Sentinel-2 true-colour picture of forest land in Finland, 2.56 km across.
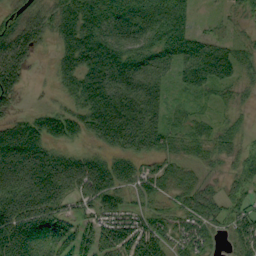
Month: September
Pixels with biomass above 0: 84%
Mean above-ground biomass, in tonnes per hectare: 76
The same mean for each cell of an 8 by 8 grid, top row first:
41 60 107 89 82 91 7 26
112 20 127 115 68 78 80 39
84 11 106 142 103 49 94 47
30 47 69 158 154 28 19 19
149 87 30 78 99 50 52 34
181 188 156 114 60 52 23 48
142 129 41 69 40 38 65 55
113 42 53 88 121 64 55 60
